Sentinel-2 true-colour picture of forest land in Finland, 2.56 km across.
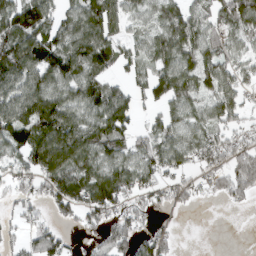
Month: March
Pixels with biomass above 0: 75%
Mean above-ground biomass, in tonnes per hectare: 63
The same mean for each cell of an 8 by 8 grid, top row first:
98 73 75 81 37 69 49 92
110 102 102 74 42 80 65 42
94 84 90 37 43 86 75 50
97 116 68 100 22 47 53 43
91 124 107 69 48 69 66 52
54 93 87 96 57 40 33 81
25 35 67 75 48 27 3 17
23 79 14 82 44 21 0 0
